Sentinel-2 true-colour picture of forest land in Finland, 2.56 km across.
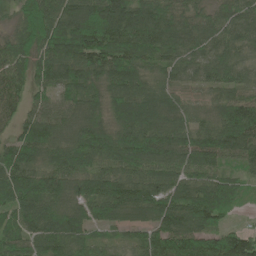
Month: June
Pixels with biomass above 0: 95%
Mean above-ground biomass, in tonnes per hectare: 99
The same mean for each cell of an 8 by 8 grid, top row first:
42 137 154 159 126 99 66 90
82 115 151 136 109 86 74 73
83 86 107 106 90 72 74 76
67 93 89 90 123 93 65 122
88 103 97 109 129 108 112 121
119 107 96 102 96 92 86 47
87 99 99 139 128 118 127 29
76 101 84 33 70 152 127 143
